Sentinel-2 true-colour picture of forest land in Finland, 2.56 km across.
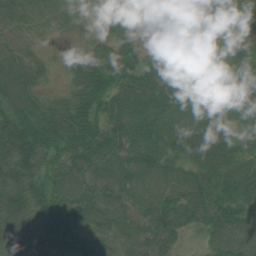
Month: July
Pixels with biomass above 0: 95%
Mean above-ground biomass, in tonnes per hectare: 77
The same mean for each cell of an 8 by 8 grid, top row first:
56 42 32 59 33 54 61 62
52 10 14 81 70 76 96 72
84 19 71 86 104 104 119 111
71 72 83 74 117 96 115 75
109 83 86 88 104 91 96 61
90 61 90 84 98 75 90 92
84 77 86 87 79 102 109 83
83 90 71 64 67 47 46 96
